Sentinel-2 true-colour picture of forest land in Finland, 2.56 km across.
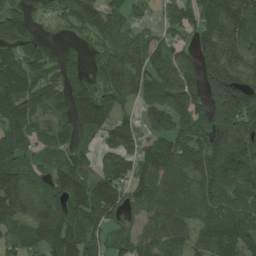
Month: July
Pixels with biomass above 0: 84%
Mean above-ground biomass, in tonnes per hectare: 94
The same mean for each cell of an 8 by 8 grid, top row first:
78 23 90 79 22 60 91 142
83 32 26 96 87 52 107 96
122 77 95 115 94 111 144 127
106 58 140 99 63 110 126 169
81 54 69 72 70 104 123 131
136 71 126 90 78 99 118 121
123 110 134 86 68 109 90 89
62 106 109 60 92 96 92 119
